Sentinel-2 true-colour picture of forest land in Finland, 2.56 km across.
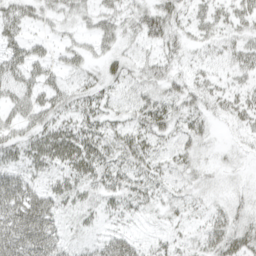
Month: April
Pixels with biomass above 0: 70%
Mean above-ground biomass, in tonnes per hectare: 30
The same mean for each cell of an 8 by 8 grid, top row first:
37 25 21 29 40 32 27 29
34 17 23 21 22 26 17 29
41 32 19 26 30 26 19 17
37 40 31 22 44 35 25 26
38 51 52 37 35 26 14 11
45 29 42 41 30 23 13 7
71 59 28 20 19 21 18 22
69 61 15 30 12 14 36 39
